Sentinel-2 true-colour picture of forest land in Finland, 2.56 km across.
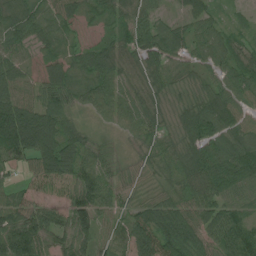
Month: July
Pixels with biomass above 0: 94%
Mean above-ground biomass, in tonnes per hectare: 63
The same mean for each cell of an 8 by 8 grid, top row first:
65 44 40 42 49 27 60 14
50 30 30 43 75 58 69 35
70 56 54 71 50 49 35 65
133 80 32 58 68 35 92 64
143 99 76 23 39 45 95 74
21 74 86 54 17 58 105 93
67 55 91 54 45 68 77 54
117 67 73 33 140 104 64 96
